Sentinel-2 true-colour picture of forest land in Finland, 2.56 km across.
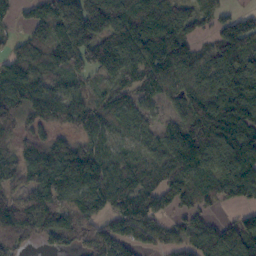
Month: October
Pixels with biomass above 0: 85%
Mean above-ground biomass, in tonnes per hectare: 101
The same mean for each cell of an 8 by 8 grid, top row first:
36 95 217 145 98 116 77 59
58 103 181 132 140 161 56 137
99 82 61 86 93 100 108 129
122 118 117 89 69 58 161 136
64 81 77 63 51 62 126 125
80 161 164 93 88 95 84 110
146 132 105 95 120 63 41 40
127 65 116 115 76 57 105 129
